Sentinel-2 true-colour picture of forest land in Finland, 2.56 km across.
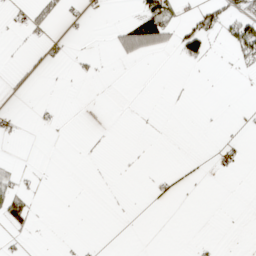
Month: April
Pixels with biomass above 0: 12%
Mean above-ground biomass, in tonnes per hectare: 8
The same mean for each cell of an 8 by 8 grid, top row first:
6 26 7 1 62 23 45 45
1 8 0 13 50 28 28 44
2 1 6 1 0 1 0 2
2 2 0 0 1 1 1 1
0 1 1 1 1 0 0 4
17 1 0 1 1 8 2 1
54 0 0 1 1 1 0 0
4 1 1 0 0 0 2 0
